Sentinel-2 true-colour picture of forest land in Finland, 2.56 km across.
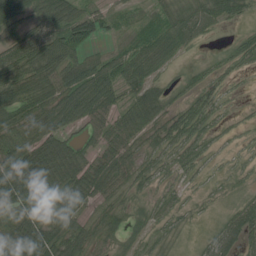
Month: July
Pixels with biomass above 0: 83%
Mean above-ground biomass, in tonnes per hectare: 52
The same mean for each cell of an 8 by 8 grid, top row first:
73 79 81 27 18 45 57 26
67 93 60 20 47 49 7 44
68 76 96 66 53 17 27 14
78 82 86 54 64 38 46 9
69 94 50 57 30 51 32 13
116 110 78 66 39 26 15 15
83 79 67 39 26 35 8 47
101 80 56 31 28 16 26 67
